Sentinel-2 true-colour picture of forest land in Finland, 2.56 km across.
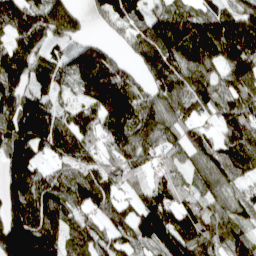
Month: April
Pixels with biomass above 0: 88%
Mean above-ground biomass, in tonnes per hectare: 129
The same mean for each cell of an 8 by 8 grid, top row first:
180 185 69 124 75 128 125 152
147 75 63 49 162 157 196 209
146 93 86 167 69 121 95 161
192 144 100 148 140 101 76 159
190 159 161 126 126 96 102 154
177 120 124 119 64 77 109 78
186 188 112 117 113 131 91 90
212 189 143 112 111 172 124 98
